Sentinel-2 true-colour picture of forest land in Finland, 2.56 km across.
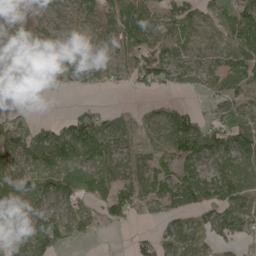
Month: May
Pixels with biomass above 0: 76%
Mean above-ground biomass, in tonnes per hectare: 53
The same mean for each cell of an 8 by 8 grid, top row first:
16 30 33 54 78 64 31 90
31 43 36 36 61 47 11 71
35 55 50 39 60 46 48 81
14 0 40 24 19 58 30 56
45 113 151 72 26 92 97 87
61 54 63 51 63 64 67 89
60 44 41 54 36 69 64 76
33 110 33 1 32 63 30 47
